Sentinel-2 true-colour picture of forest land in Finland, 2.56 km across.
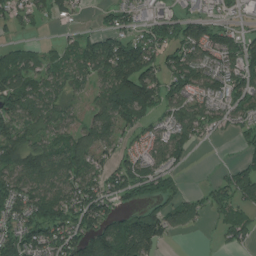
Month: July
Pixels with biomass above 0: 72%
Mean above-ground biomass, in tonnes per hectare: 79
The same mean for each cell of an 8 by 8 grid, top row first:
57 46 13 43 34 58 47 34
52 29 78 116 101 88 113 92
114 62 56 134 144 86 90 95
118 72 38 120 102 70 77 65
109 82 87 57 48 92 13 33
112 116 111 87 98 59 3 78
92 133 128 66 86 66 55 69
102 121 113 159 144 17 1 55
